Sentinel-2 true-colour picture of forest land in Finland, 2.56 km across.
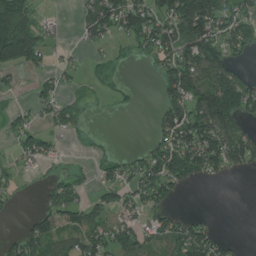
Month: July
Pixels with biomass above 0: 53%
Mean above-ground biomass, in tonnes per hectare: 68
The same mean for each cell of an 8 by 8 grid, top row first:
147 11 38 130 109 149 162 106
178 40 16 22 68 127 123 73
16 29 15 40 0 135 126 86
24 35 29 10 4 107 188 148
30 49 11 7 16 140 169 132
27 17 27 42 90 127 69 15
10 62 69 42 59 27 0 0
44 92 75 98 80 98 105 11
